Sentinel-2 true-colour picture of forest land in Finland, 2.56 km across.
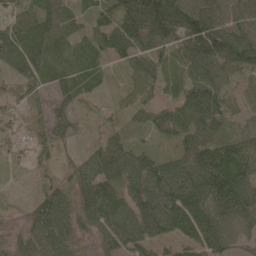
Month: May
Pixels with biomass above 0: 94%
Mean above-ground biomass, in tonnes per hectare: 61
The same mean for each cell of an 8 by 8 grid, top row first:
51 61 21 51 91 96 101 65
91 66 42 48 55 70 119 123
52 44 46 12 41 29 76 35
37 36 33 18 34 51 93 23
30 42 16 56 30 43 74 63
7 18 55 86 113 132 122 97
7 77 61 95 100 124 96 95
35 75 43 66 77 52 74 43
